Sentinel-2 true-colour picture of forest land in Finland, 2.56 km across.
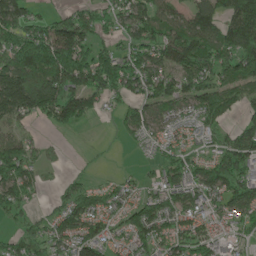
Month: May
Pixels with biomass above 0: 75%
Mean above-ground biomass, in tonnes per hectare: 91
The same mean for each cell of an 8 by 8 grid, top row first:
131 49 89 67 104 67 115 148
144 192 134 56 118 131 128 150
172 149 148 141 112 114 105 109
130 107 155 32 95 49 110 57
103 24 1 6 40 49 35 136
145 17 31 16 22 83 105 132
78 32 111 71 101 97 69 106
61 89 109 53 90 90 76 30
